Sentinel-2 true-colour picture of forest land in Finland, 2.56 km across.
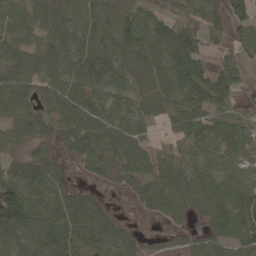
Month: April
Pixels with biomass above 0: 85%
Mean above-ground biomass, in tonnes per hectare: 64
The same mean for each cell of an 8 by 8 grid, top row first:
51 96 76 75 49 42 56 45
50 80 77 81 76 107 57 57
68 62 90 87 62 93 74 46
63 44 84 61 45 64 56 35
49 40 72 69 56 46 67 76
69 71 12 28 62 60 67 46
178 88 93 23 24 47 68 95
72 92 79 66 21 29 57 79
